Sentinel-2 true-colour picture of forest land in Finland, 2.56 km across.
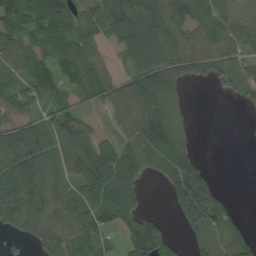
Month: August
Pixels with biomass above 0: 76%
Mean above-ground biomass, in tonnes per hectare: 82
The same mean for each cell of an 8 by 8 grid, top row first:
94 113 97 117 132 94 92 65
83 75 89 34 134 73 78 73
74 71 69 55 139 95 52 68
64 57 47 44 111 61 0 7
128 101 119 74 106 102 0 3
153 109 97 150 61 126 77 0
155 101 144 119 32 93 162 8
32 93 133 39 116 31 76 64
